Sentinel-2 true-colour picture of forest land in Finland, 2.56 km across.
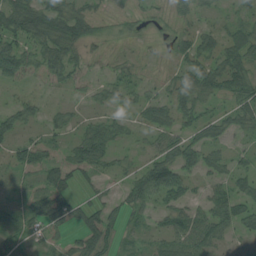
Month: August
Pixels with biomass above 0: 73%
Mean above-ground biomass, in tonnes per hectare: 43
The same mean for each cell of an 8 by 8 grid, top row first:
91 79 65 22 23 33 16 34
65 74 49 11 10 35 43 79
37 26 21 27 22 40 71 72
54 27 17 27 34 57 29 56
41 29 58 42 17 56 55 13
20 54 35 23 74 75 32 40
24 77 42 32 44 60 53 63
37 29 45 40 21 70 67 14
